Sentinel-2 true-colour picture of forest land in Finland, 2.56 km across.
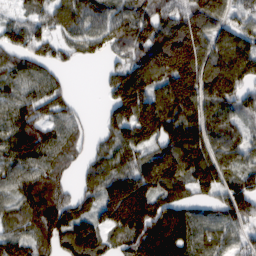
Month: February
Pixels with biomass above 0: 87%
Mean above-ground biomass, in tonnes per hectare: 108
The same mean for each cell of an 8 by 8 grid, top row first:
41 71 90 103 124 95 126 59
89 74 69 84 131 213 115 137
76 78 0 77 140 176 147 119
103 77 30 87 161 148 115 78
130 126 48 88 100 155 124 99
90 89 42 114 132 143 161 105
71 131 81 176 203 119 59 135
109 97 174 78 174 157 88 64
